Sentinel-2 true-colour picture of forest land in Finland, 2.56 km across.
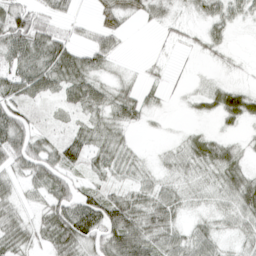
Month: April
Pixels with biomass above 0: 77%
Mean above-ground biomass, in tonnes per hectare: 36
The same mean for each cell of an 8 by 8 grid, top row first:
74 39 12 35 24 14 32 27
74 70 37 38 0 9 21 2
68 65 64 20 14 6 9 6
54 15 38 44 29 2 17 55
70 34 56 40 3 15 40 15
30 61 25 31 20 22 22 50
30 50 77 75 50 36 19 53
46 41 71 66 63 37 37 21
